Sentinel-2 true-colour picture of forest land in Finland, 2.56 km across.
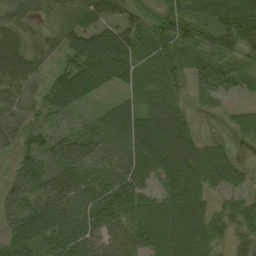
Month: August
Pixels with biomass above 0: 86%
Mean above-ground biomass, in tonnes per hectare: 47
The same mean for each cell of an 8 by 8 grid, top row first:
29 19 33 32 38 60 59 97
56 24 67 82 31 40 49 60
47 31 87 59 23 33 35 25
29 37 22 35 49 47 8 27
38 61 59 49 68 87 31 9
35 62 59 65 45 60 59 29
51 65 57 57 51 54 37 29
64 55 52 45 53 67 47 19
